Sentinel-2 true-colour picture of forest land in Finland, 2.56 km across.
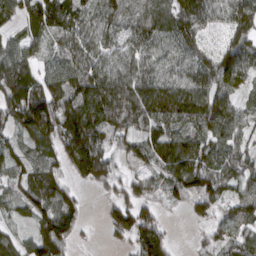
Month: March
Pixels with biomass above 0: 89%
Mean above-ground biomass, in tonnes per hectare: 99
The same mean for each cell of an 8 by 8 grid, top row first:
69 138 91 94 109 135 89 122
72 52 103 74 101 100 58 114
152 87 130 121 128 93 107 90
154 165 148 148 124 119 114 80
78 113 210 90 94 137 102 72
83 116 95 96 67 122 126 79
59 111 56 74 90 27 78 91
70 164 25 34 123 16 47 81
